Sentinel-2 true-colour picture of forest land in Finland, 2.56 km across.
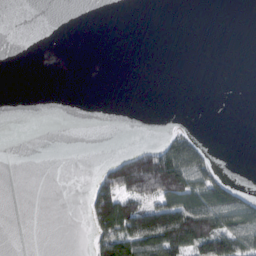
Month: February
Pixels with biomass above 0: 21%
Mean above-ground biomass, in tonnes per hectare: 29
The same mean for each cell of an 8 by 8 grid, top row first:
0 0 0 0 0 0 0 0
0 0 0 0 0 0 0 0
0 0 0 0 0 0 0 0
0 0 0 0 0 0 0 0
0 0 0 0 14 75 13 0
0 0 0 82 173 165 76 1
0 0 3 132 97 138 129 124
0 0 0 117 142 122 134 105
